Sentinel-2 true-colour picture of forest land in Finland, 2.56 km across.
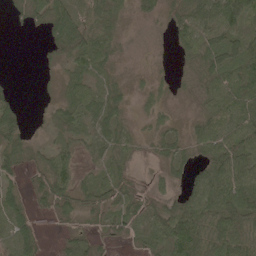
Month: May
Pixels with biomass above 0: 75%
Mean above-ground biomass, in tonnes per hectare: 41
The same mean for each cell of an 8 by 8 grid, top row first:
12 59 56 38 16 48 68 63
0 31 85 32 5 22 57 50
5 4 41 25 12 14 45 76
36 16 52 49 17 9 37 72
42 19 27 43 13 36 51 80
30 59 25 42 6 24 69 79
53 22 39 40 43 54 81 86
63 6 34 37 38 73 69 71
